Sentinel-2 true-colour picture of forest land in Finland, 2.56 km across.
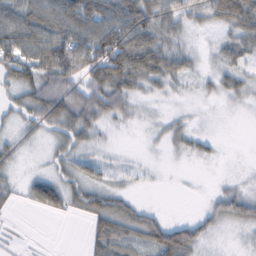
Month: February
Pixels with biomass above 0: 72%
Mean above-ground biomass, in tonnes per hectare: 36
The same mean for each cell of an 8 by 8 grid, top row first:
55 69 78 72 76 53 40 71
57 73 89 96 80 38 10 39
45 58 60 83 52 32 18 35
24 69 68 46 8 9 2 5
21 19 35 7 5 20 12 0
11 30 37 17 8 1 1 7
9 37 35 56 25 0 22 57
4 1 4 59 46 79 20 7
